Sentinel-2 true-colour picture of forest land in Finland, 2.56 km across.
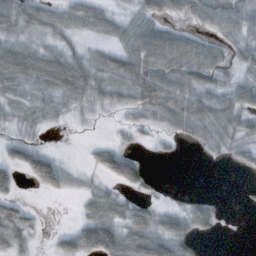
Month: October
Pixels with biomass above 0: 70%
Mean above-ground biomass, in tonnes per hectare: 44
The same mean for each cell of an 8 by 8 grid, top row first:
85 58 50 36 59 45 59 79
63 40 26 34 77 75 46 45
75 72 79 60 88 67 46 36
26 32 22 19 48 71 70 66
45 8 2 24 9 14 32 47
35 80 12 50 36 0 0 5
52 1 21 54 40 24 31 3
56 11 87 103 101 82 10 0
